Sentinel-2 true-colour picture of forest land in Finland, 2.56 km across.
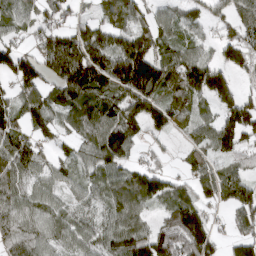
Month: March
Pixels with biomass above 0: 83%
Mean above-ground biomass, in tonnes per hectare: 86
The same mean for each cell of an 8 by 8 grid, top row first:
58 55 36 68 63 56 48 77
63 104 146 127 126 72 37 94
106 80 163 156 174 97 144 34
73 82 124 114 105 78 41 142
102 36 65 153 31 14 70 104
99 67 56 87 103 31 68 88
84 72 54 85 63 100 30 106
84 73 71 91 119 153 94 86
